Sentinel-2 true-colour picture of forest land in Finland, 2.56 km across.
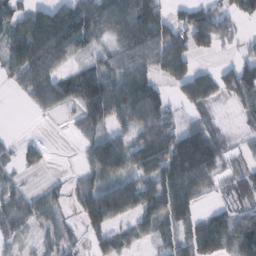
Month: February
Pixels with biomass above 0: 73%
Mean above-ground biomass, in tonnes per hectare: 51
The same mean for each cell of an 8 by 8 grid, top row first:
51 80 85 91 103 35 71 45
71 103 49 40 70 73 55 20
33 61 73 63 64 54 51 90
0 21 46 75 80 22 24 28
15 9 19 68 65 89 83 15
19 6 21 68 53 93 57 36
44 38 32 101 62 74 18 35
19 27 17 40 23 37 82 67
